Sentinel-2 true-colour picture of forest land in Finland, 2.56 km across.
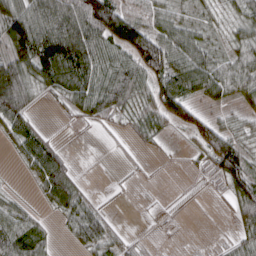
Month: March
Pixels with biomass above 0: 70%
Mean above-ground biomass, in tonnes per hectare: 47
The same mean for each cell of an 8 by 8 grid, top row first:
95 95 115 121 31 38 20 40
82 119 109 78 120 60 36 42
91 64 79 84 67 87 66 58
85 3 35 50 46 83 23 26
38 43 0 2 14 8 85 48
3 81 12 1 3 2 22 91
37 19 52 7 2 3 2 56
73 26 34 32 8 1 3 36
